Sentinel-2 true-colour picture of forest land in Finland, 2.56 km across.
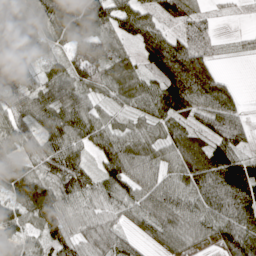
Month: April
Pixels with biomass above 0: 90%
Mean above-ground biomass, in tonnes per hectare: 77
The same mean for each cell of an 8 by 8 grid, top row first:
77 97 133 82 74 72 23 5
71 51 110 82 79 93 35 12
63 72 90 87 69 150 121 7
78 95 96 41 59 97 93 49
61 80 74 84 79 83 87 65
97 84 93 88 74 62 114 131
75 116 70 63 83 89 79 96
53 53 65 80 37 85 60 123
